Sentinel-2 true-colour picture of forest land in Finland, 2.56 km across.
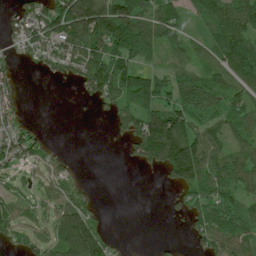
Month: July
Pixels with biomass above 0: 65%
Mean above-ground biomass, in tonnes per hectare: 75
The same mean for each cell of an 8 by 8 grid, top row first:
63 125 235 176 100 58 84 122
41 88 130 106 105 56 63 130
34 19 70 144 97 65 84 79
41 0 1 59 116 116 64 77
82 23 0 11 175 243 122 63
37 47 13 0 5 120 102 94
48 46 98 1 0 28 95 75
33 61 229 36 0 7 86 99
